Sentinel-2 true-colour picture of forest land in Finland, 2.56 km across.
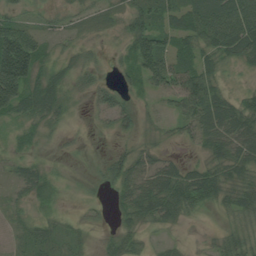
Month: August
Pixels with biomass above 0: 79%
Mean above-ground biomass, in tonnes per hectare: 40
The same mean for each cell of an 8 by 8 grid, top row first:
35 18 26 27 60 41 84 85
149 23 19 14 80 57 47 70
172 41 30 16 52 70 57 11
57 44 8 60 20 30 79 56
20 15 9 11 17 15 54 64
29 23 7 40 53 51 50 32
21 16 16 19 50 52 18 49
16 36 20 22 22 12 12 37
